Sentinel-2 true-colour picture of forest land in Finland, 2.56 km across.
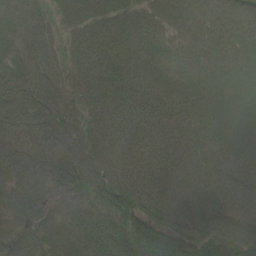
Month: June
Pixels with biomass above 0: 98%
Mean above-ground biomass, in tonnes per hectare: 65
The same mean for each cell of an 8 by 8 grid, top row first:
54 38 48 58 49 39 27 29
44 53 46 69 55 28 27 29
67 79 45 75 71 47 37 30
78 83 56 78 82 73 60 41
76 87 65 75 76 64 73 60
72 62 98 82 78 78 83 84
78 48 60 87 79 88 101 83
61 60 60 116 85 77 86 84
